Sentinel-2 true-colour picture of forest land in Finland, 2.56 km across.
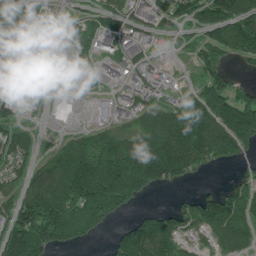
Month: June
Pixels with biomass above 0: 71%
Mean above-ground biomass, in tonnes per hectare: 92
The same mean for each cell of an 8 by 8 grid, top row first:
87 34 47 79 51 109 111 130
89 11 79 38 38 16 107 128
73 31 23 9 64 13 103 29
66 21 4 17 78 96 166 154
123 20 94 133 159 187 167 107
76 138 215 211 186 99 19 45
123 203 154 121 26 64 127 125
177 143 60 43 170 101 59 97
